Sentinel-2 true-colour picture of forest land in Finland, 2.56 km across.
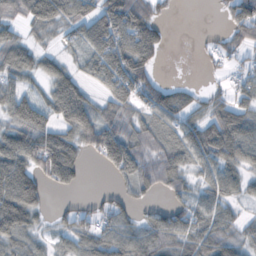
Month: October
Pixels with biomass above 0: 71%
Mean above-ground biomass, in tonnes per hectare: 58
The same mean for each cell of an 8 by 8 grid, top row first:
46 88 62 102 86 5 0 79
77 22 39 95 97 0 13 39
55 56 46 86 69 8 9 40
81 63 106 61 51 72 50 72
94 102 66 105 60 54 66 80
115 70 27 25 57 62 51 53
118 19 36 51 23 46 58 24
47 18 51 78 75 68 79 50
